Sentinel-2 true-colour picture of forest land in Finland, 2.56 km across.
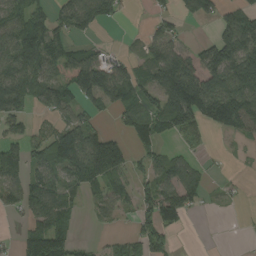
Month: August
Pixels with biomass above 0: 62%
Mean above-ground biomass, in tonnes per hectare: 75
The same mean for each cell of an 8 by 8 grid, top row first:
88 58 100 45 60 52 52 83
129 123 41 15 40 80 63 121
130 98 124 119 82 186 124 117
88 46 52 46 87 160 117 135
58 96 136 107 72 22 12 19
82 84 112 117 51 94 31 8
54 109 37 52 72 125 11 7
31 175 24 28 91 25 0 2
